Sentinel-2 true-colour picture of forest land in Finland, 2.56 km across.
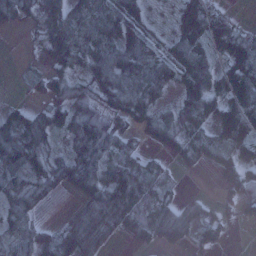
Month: January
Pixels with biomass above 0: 76%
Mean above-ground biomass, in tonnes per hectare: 47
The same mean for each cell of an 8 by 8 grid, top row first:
66 40 69 74 16 21 60 7
0 42 72 58 40 48 42 61
3 42 41 49 70 36 52 69
39 38 46 54 48 39 45 69
88 33 48 60 29 51 41 41
55 41 71 85 71 12 4 38
56 13 48 111 66 44 24 50
59 51 119 23 33 53 47 4
